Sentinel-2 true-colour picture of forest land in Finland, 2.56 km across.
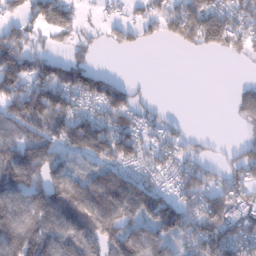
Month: January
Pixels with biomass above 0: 69%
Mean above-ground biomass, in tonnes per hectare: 82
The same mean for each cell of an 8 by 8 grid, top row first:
56 109 37 27 51 116 142 81
146 41 38 25 22 24 60 52
149 134 109 61 4 0 0 9
108 139 76 100 37 5 0 43
111 104 111 135 69 49 10 28
168 104 65 98 61 69 61 69
119 150 142 129 107 108 133 103
156 135 103 111 122 68 145 114
